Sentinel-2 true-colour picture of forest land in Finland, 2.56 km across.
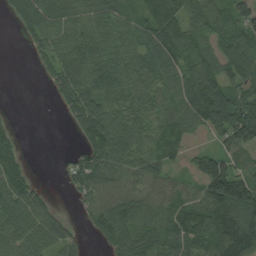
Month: August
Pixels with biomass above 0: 79%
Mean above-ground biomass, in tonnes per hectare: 74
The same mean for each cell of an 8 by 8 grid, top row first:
43 83 81 80 85 109 83 82
1 71 99 79 83 114 57 113
0 31 101 88 84 79 109 96
3 1 106 78 77 73 146 121
41 0 42 98 66 57 26 106
77 1 83 86 84 31 133 93
94 51 22 80 70 78 104 122
82 74 26 61 77 89 86 132
